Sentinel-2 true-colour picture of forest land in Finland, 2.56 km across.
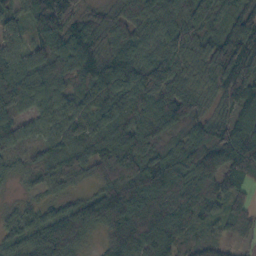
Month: October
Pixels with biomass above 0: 95%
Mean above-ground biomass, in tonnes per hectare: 104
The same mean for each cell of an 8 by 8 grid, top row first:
73 155 89 73 129 112 101 138
70 110 135 108 87 109 87 155
140 131 96 130 141 92 77 132
98 73 84 100 89 122 59 146
60 69 91 115 119 84 123 140
38 68 63 141 165 146 119 114
37 43 77 157 186 173 76 66
70 110 77 92 152 105 77 40
